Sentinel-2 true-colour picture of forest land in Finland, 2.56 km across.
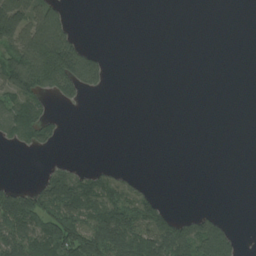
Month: August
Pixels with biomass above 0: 34%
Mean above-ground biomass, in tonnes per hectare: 43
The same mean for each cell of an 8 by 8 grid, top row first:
119 99 0 0 0 0 0 0
101 206 84 1 0 0 0 0
154 172 151 13 0 0 0 0
89 31 4 0 0 0 0 0
31 32 0 0 0 0 0 0
1 35 41 24 5 0 0 0
132 85 98 88 89 8 8 0
117 117 130 116 98 139 143 21
